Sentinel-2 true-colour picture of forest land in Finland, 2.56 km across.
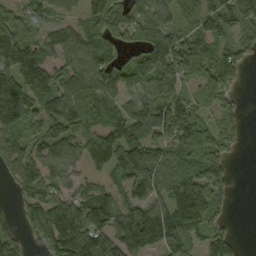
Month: September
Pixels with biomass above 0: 80%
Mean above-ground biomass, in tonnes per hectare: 89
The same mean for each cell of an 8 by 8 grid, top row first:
68 59 52 119 61 46 91 101
162 72 81 66 75 131 75 92
128 104 100 69 76 118 82 60
132 103 107 75 78 128 38 49
76 77 72 92 112 112 105 43
67 63 39 70 164 83 134 0
34 108 123 109 137 153 124 0
51 105 144 117 146 130 73 17
